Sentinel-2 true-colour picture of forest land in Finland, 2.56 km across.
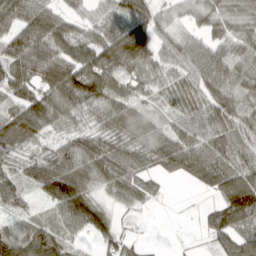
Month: March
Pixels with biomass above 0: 87%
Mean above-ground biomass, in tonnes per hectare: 58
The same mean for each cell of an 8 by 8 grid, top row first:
73 71 31 54 84 19 42 53
86 90 66 86 90 55 52 50
79 88 94 70 47 47 68 70
67 89 51 61 34 40 59 66
69 38 57 56 55 72 65 58
45 92 77 69 59 32 69 80
33 29 96 30 23 2 29 113
63 78 23 43 13 2 24 60
